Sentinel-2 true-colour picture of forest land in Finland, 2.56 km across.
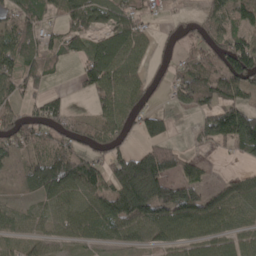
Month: April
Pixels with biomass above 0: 71%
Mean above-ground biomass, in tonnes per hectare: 72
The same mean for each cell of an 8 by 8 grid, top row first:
92 43 96 70 53 17 56 77
107 71 58 100 51 34 76 107
86 46 39 97 58 58 96 119
57 85 21 80 68 36 64 112
76 54 56 70 53 29 40 125
22 111 112 101 184 79 23 33
46 65 79 105 124 125 88 73
58 56 50 41 57 71 81 69
